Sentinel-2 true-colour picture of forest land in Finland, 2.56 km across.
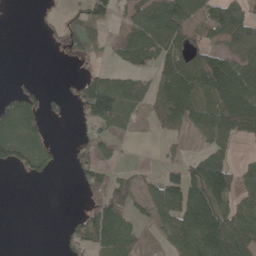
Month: May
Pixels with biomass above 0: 54%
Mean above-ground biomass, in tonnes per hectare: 58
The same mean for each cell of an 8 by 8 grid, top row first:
1 9 35 48 95 126 83 82
0 5 26 22 81 71 75 90
10 1 43 49 32 140 143 128
107 38 42 94 26 96 73 145
98 36 42 35 1 10 48 28
8 22 38 43 16 56 151 68
0 0 16 100 34 115 143 70
0 0 62 97 19 66 136 129
